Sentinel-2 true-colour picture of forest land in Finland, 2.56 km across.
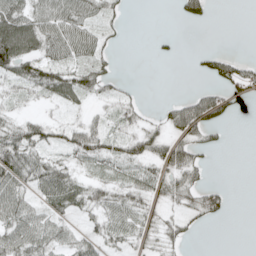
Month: May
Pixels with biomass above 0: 59%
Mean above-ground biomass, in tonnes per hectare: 34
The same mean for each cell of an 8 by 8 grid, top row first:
72 58 60 23 0 12 24 0
96 50 61 14 0 4 6 0
47 65 64 34 1 0 16 55
19 10 17 20 18 51 77 7
81 42 60 38 58 52 28 0
70 77 28 26 37 53 15 0
67 41 36 45 33 29 52 0
67 50 35 36 25 30 0 0
